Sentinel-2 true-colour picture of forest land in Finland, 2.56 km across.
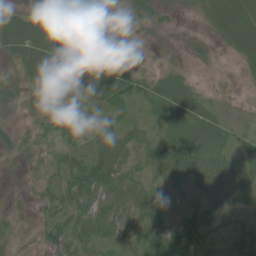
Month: June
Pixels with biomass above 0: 78%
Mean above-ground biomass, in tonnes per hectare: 38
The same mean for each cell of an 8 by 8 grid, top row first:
31 38 37 28 36 20 25 45
47 73 67 51 8 9 15 35
25 69 67 75 29 37 3 4
12 34 21 45 21 53 30 7
23 16 25 70 39 64 53 27
3 22 64 70 41 56 64 58
11 28 62 68 73 13 45 28
15 35 55 50 48 68 26 31
